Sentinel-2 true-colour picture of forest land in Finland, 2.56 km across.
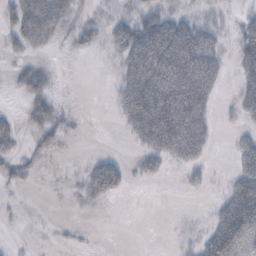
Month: October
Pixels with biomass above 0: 46%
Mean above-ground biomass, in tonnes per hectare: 26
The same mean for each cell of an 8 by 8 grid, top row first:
39 53 14 16 30 28 10 11
18 14 10 20 76 82 53 39
12 15 0 5 84 85 53 30
7 32 5 4 85 91 30 18
17 23 1 0 30 62 21 24
22 2 9 57 20 2 10 43
2 0 6 1 0 0 6 89
1 1 4 0 0 3 41 105
